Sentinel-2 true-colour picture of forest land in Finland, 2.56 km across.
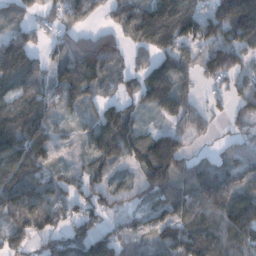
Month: December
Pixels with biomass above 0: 80%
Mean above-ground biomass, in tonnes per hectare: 91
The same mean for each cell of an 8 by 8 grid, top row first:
51 49 93 51 129 191 86 166
137 43 97 71 85 107 95 108
138 82 187 63 102 117 41 51
122 95 48 97 51 78 32 44
137 81 27 161 115 88 9 45
138 71 57 54 69 124 136 84
106 115 66 37 72 101 109 127
74 67 135 95 56 120 134 95
